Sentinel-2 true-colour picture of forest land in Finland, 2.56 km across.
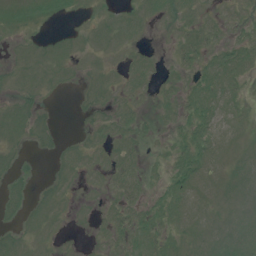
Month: July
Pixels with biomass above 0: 60%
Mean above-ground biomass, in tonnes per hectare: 7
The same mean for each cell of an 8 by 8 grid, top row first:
10 11 3 5 7 11 5 6
3 6 4 5 3 9 12 13
4 5 3 5 7 6 14 10
8 2 2 7 5 8 14 7
5 3 4 9 6 8 12 6
5 1 5 9 9 11 9 6
5 7 2 8 11 10 5 5
6 5 1 7 13 6 8 10
